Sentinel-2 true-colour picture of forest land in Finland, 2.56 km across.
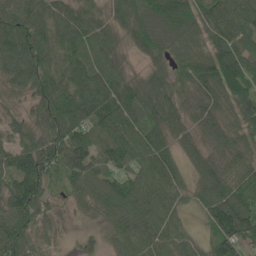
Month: May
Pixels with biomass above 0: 94%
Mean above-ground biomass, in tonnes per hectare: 93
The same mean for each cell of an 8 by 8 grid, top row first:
119 104 98 64 91 149 110 116
133 111 111 68 72 72 89 100
79 107 110 111 61 72 124 114
33 105 144 125 102 85 108 95
84 109 126 126 111 60 82 84
147 104 113 76 99 73 103 104
123 58 45 86 104 62 89 117
103 24 16 45 99 76 51 100
